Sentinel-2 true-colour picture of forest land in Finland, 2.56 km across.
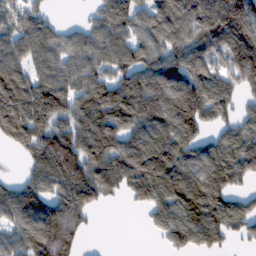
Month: February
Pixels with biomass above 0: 80%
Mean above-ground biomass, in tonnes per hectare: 107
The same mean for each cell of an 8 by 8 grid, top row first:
86 48 11 131 80 151 196 192
97 94 86 118 89 111 126 176
111 106 106 107 116 146 136 124
132 119 107 144 126 172 103 52
58 141 127 116 115 134 77 120
28 131 155 126 142 146 131 92
113 122 159 8 47 125 148 79
78 166 57 1 1 71 75 39
